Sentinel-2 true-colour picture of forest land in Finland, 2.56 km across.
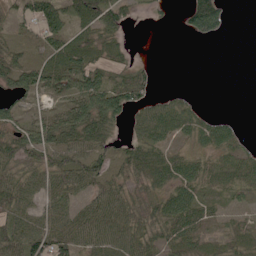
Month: June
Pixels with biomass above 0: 74%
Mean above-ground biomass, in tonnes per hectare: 43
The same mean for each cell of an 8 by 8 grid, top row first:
26 73 67 58 7 8 127 0
32 46 78 39 0 0 1 0
59 62 68 50 35 0 0 0
39 33 102 95 41 53 11 1
61 75 81 38 58 26 42 26
46 48 61 42 47 56 44 48
51 37 39 63 51 69 26 14
59 75 49 57 57 46 26 31
